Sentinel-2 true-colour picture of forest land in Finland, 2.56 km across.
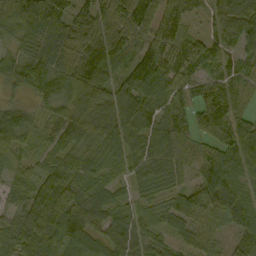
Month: September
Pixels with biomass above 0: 94%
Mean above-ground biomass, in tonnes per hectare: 86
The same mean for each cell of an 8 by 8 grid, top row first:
122 132 75 120 54 94 34 61
44 69 145 169 79 74 54 57
72 112 181 116 126 80 63 76
61 43 164 128 110 64 115 77
72 52 78 71 81 69 67 169
39 85 63 34 64 53 102 82
55 132 112 66 44 108 148 106
68 87 74 94 72 59 97 59
